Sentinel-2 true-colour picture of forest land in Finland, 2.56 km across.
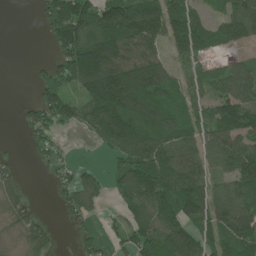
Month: June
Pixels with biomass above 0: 71%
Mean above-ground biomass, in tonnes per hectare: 93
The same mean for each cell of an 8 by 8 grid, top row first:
0 115 154 156 173 123 54 129
0 34 195 179 123 81 82 46
0 113 144 198 208 82 69 94
20 134 84 198 129 98 75 136
3 54 4 100 121 96 103 90
29 18 60 55 173 149 92 134
48 5 66 20 110 143 124 132
21 40 41 28 101 156 88 145
